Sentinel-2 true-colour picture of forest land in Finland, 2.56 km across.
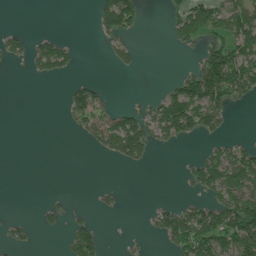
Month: July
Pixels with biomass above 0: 33%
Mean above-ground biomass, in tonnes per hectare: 45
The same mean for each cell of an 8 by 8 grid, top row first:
0 0 0 131 27 47 101 107
45 81 13 37 6 25 55 112
0 30 21 1 0 36 144 133
0 0 80 43 43 144 118 5
0 0 9 92 91 35 26 33
0 0 0 0 0 3 130 155
1 20 6 13 5 49 82 141
28 0 70 0 8 84 122 120
